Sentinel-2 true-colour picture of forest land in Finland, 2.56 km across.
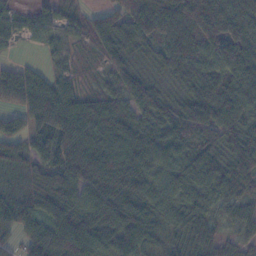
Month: November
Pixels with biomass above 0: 92%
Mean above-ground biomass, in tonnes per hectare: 64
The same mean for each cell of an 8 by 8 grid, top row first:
32 42 38 58 73 89 138 88
10 20 23 67 49 61 75 109
62 44 26 41 59 44 65 77
40 98 74 58 56 68 85 72
53 67 83 69 67 52 69 87
52 58 74 84 62 62 81 87
78 67 71 75 72 83 62 37
33 86 89 60 94 50 57 23
